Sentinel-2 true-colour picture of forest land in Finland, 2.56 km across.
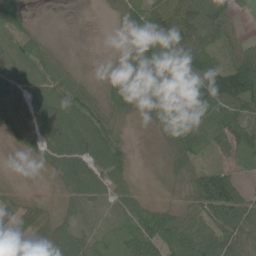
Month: June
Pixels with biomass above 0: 86%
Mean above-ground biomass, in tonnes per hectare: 60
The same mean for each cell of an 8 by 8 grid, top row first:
71 1 0 18 88 100 93 25
71 31 3 1 85 98 68 53
59 65 28 34 101 116 127 152
54 72 85 51 35 134 93 78
18 58 77 66 3 58 42 64
1 13 76 63 4 23 70 34
54 20 58 54 48 35 88 95
73 74 52 41 108 86 96 74
